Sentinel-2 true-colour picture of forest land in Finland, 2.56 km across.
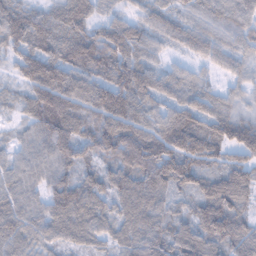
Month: February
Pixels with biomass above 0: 95%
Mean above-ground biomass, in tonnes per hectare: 89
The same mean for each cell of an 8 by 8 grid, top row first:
105 68 106 48 64 65 66 74
85 110 131 140 84 47 78 66
41 171 121 144 102 70 32 41
25 126 105 177 84 92 87 39
31 91 108 131 150 133 107 119
49 60 66 77 119 131 73 102
69 79 109 59 116 47 110 82
74 54 57 53 122 98 107 91
